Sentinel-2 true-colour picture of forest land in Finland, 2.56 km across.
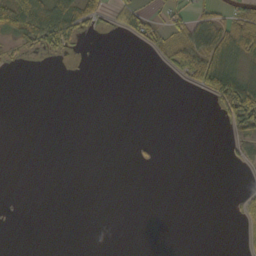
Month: October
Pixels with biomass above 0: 20%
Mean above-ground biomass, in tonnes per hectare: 12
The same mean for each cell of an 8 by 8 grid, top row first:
56 57 37 18 32 19 26 38
18 32 8 0 10 35 62 65
0 0 0 0 0 3 60 58
0 0 0 0 0 0 1 86
0 0 0 0 2 0 0 24
0 0 0 0 0 0 0 1
0 0 0 0 0 0 0 21
0 0 0 0 0 0 0 8
